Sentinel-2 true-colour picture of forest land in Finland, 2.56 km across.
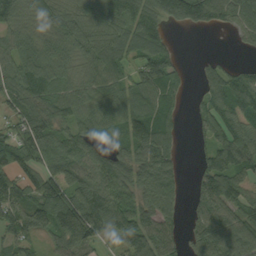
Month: September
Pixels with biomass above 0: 82%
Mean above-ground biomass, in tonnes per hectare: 83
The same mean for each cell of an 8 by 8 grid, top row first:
86 85 104 110 97 105 108 84
82 102 96 94 89 23 1 13
95 106 76 76 89 60 61 94
66 87 74 91 102 46 76 101
104 103 92 62 112 45 50 107
73 102 89 99 108 77 69 78
105 136 117 100 91 56 87 76
75 54 107 37 45 45 113 120
